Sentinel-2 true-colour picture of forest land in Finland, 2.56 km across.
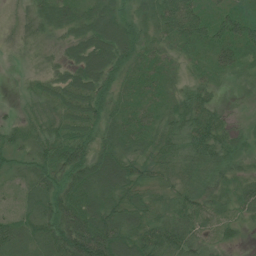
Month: July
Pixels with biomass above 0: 92%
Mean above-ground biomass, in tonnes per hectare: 48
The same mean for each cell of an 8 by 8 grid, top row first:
25 51 50 59 40 101 43 55
19 23 54 79 38 35 51 61
3 34 60 44 49 28 32 15
13 43 59 44 43 48 47 5
39 55 65 54 51 49 69 29
26 59 67 78 55 42 52 27
20 57 83 67 57 56 40 34
61 65 108 96 67 64 30 16
